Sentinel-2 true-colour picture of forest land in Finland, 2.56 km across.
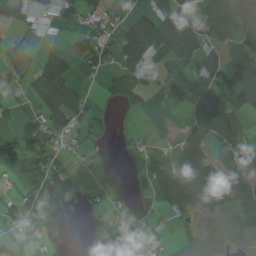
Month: August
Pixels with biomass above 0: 55%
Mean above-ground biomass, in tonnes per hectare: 37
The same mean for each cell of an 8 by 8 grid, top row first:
28 31 28 15 32 62 71 30
23 17 44 39 118 82 56 75
54 93 16 33 45 36 72 72
27 61 48 7 14 6 72 45
60 32 18 7 7 19 49 62
41 81 18 10 24 58 62 53
23 14 9 13 22 40 39 61
13 12 2 5 10 23 10 27
